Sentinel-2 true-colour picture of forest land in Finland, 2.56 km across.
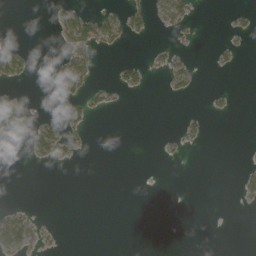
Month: April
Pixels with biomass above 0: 13%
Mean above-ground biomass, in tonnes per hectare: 9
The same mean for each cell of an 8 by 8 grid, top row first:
0 3 41 26 22 38 0 8
19 0 40 16 1 7 1 7
20 4 52 11 15 24 0 0
27 1 25 8 0 1 10 0
0 37 14 0 0 8 4 0
0 0 0 0 0 0 0 10
10 0 0 0 0 0 0 4
42 5 0 0 0 0 0 0
